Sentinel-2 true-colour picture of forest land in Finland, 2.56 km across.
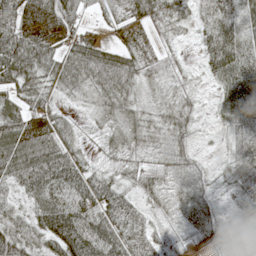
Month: May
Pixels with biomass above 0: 93%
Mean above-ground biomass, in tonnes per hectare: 50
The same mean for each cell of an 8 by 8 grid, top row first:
74 79 50 30 63 43 44 61
93 68 71 39 40 16 56 77
74 44 54 68 38 32 21 66
61 54 15 42 34 52 9 60
74 67 31 35 39 41 9 52
59 88 77 33 41 33 24 50
19 75 89 76 33 35 42 26
56 60 109 100 46 18 28 22
